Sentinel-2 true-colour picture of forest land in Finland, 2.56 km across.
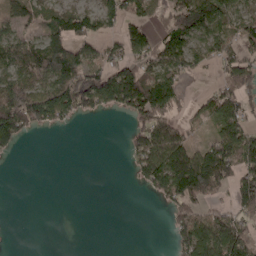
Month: April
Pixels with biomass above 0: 54%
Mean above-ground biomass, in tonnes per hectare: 71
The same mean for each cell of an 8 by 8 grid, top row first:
68 62 83 82 61 134 155 66
93 123 74 42 83 111 78 67
101 121 149 146 162 89 13 112
174 137 75 39 135 71 67 108
43 0 0 0 94 111 55 141
0 0 0 0 72 160 199 97
0 0 0 0 0 76 54 95
0 0 0 0 0 56 125 116
